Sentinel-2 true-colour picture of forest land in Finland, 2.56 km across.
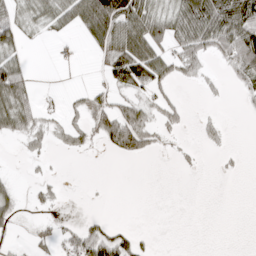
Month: April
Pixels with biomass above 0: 39%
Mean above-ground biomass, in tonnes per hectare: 35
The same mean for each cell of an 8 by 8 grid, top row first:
39 51 103 147 98 71 129 116
37 1 6 91 99 50 64 106
68 0 0 38 73 38 16 32
80 16 30 81 51 37 5 4
8 28 30 64 73 9 20 0
7 8 0 0 0 2 0 4
32 17 0 0 0 0 0 0
5 28 62 71 13 0 0 0
